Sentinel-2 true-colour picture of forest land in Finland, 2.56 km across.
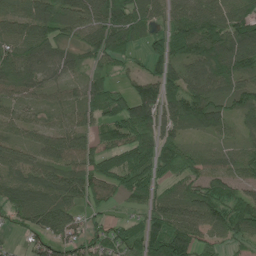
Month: June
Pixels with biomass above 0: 86%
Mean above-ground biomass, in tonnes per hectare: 76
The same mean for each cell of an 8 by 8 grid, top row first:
70 99 90 109 75 73 104 81
78 91 64 106 49 102 115 129
77 53 45 47 72 74 99 80
34 38 55 78 110 90 121 72
56 59 68 63 86 64 35 47
54 81 94 85 84 65 66 46
84 118 62 24 46 94 111 94
13 81 76 65 112 141 52 58
